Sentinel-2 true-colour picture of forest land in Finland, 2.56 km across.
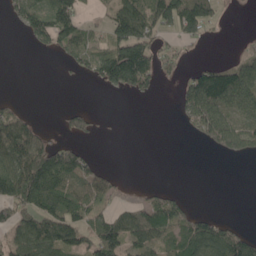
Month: May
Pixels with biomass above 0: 48%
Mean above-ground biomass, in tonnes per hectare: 69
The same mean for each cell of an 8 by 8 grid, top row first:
55 136 75 93 156 147 104 3
0 42 90 102 139 41 6 16
0 0 14 112 107 31 132 136
47 0 58 2 0 21 149 93
145 80 38 0 0 0 62 104
170 183 89 29 0 0 0 0
122 144 110 45 65 73 5 0
79 138 88 134 99 93 124 100
